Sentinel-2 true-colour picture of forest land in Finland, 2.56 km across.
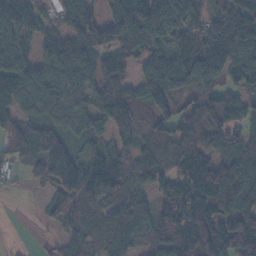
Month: November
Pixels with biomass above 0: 85%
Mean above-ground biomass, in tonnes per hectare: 94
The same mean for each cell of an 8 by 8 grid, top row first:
119 52 107 92 170 109 66 99
112 65 94 106 107 137 133 135
147 82 85 106 91 101 91 83
104 62 71 128 48 77 89 79
124 145 49 68 51 107 90 63
24 92 108 126 53 112 168 129
0 47 94 78 65 143 150 102
2 14 67 74 58 176 157 161
